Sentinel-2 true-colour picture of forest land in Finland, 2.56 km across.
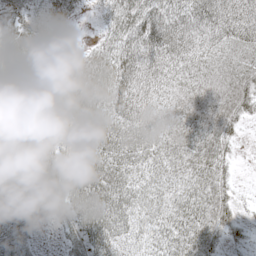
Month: May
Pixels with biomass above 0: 92%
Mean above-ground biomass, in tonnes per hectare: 45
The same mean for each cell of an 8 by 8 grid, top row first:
35 34 11 41 83 62 70 66
46 31 13 53 83 68 40 43
46 44 53 74 61 39 38 51
46 28 53 61 48 35 50 45
30 35 44 64 49 39 46 12
49 61 72 61 39 38 50 7
57 55 58 59 38 43 52 21
42 13 37 54 30 50 40 12
